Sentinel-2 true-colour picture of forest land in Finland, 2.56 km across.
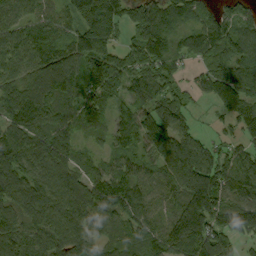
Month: September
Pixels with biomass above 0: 92%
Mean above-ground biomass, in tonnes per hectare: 108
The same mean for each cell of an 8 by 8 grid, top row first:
87 80 155 146 147 112 89 111
113 113 116 81 109 77 122 111
87 126 100 110 117 76 74 110
121 110 100 68 109 127 18 93
140 127 47 67 107 159 74 81
126 117 92 107 77 125 171 135
107 129 140 104 93 95 172 125
110 115 118 67 105 141 153 82
